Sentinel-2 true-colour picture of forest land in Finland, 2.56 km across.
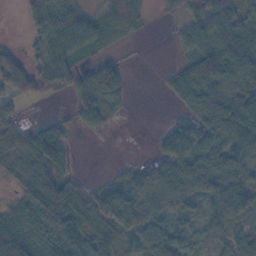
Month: November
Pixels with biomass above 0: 74%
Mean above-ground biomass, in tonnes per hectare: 53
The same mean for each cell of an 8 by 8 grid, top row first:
4 76 42 54 24 14 65 40
16 62 43 17 0 20 86 93
86 71 57 89 0 58 132 86
29 4 52 27 0 20 77 82
43 113 3 1 0 67 59 70
45 86 15 13 49 90 92 64
46 136 56 77 51 44 40 59
135 97 98 50 63 55 31 47
